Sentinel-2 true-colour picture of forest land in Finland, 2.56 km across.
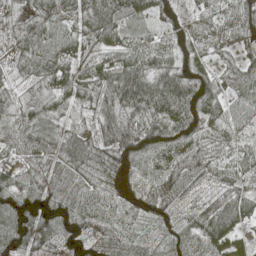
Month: May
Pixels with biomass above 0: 97%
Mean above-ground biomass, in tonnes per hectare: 60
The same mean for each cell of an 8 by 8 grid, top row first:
45 83 78 103 49 42 39 63
77 91 61 70 65 54 44 37
51 67 58 98 102 99 62 66
45 47 35 57 77 92 75 40
69 62 74 78 78 62 34 32
57 81 60 42 34 54 29 40
82 74 63 40 38 33 52 85
89 53 53 39 36 38 58 39
